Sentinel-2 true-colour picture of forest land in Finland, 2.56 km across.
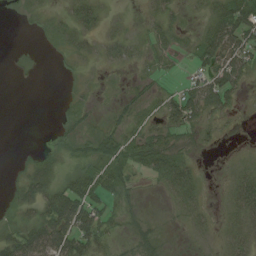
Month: August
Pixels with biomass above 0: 53%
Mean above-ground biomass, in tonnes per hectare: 17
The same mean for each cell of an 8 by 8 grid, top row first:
1 5 20 3 5 9 16 52
0 2 10 14 8 13 47 53
1 0 4 2 7 6 40 32
0 0 9 6 8 34 35 5
0 2 9 22 27 15 5 0
6 25 21 30 10 38 1 15
20 40 65 14 4 8 6 36
47 74 56 15 10 1 3 19
